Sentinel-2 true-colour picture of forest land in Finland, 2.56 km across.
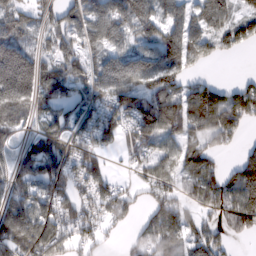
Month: February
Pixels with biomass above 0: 78%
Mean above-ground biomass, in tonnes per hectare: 87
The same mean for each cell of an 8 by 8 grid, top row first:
71 61 105 122 105 70 106 63
120 51 94 60 71 110 58 42
234 102 75 148 103 97 41 30
94 72 87 108 133 136 164 119
45 71 73 53 79 69 65 45
82 123 82 39 48 72 94 140
115 81 86 73 35 75 78 144
128 165 65 8 68 106 83 37
